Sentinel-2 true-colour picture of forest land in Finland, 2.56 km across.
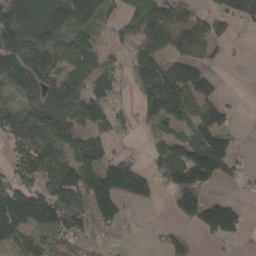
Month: April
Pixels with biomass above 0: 67%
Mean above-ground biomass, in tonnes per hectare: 77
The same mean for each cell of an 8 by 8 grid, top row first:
148 157 97 47 88 103 68 83
135 112 94 30 81 76 63 5
87 107 78 64 93 135 70 0
80 125 75 49 41 110 89 6
65 94 98 38 7 75 117 15
60 99 138 147 88 100 127 29
165 148 110 106 19 62 111 39
93 50 53 12 3 39 18 25
